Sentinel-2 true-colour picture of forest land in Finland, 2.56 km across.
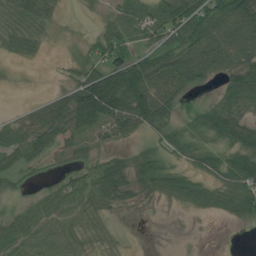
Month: July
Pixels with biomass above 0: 71%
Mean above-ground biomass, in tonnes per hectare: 44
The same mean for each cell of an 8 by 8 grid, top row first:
71 36 3 33 63 81 67 81
32 9 14 60 37 59 73 75
2 2 54 99 96 69 32 74
10 55 107 105 109 30 37 43
51 58 37 24 22 50 29 56
31 9 34 65 51 49 41 81
17 47 48 29 8 14 34 59
52 43 29 14 0 1 0 0
